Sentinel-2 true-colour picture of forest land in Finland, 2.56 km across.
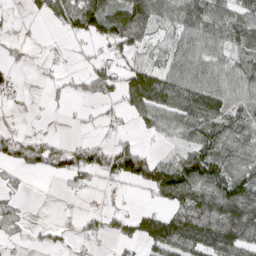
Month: April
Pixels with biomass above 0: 60%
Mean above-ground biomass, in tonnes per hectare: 68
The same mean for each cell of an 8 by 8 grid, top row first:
3 51 114 99 105 63 93 80
18 10 12 48 49 80 86 51
21 14 30 69 159 111 108 78
3 9 9 22 99 108 130 82
84 61 39 53 27 32 137 106
29 25 53 58 126 167 133 109
48 0 12 27 28 92 125 159
20 23 38 32 92 140 130 126
